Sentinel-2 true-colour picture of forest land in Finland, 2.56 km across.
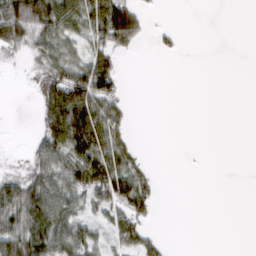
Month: March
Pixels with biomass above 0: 45%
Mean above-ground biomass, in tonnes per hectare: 35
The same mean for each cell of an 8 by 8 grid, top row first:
90 92 64 119 32 0 0 0
47 62 32 58 8 13 0 0
1 74 88 64 0 0 0 0
0 72 101 54 0 0 0 0
0 71 86 78 3 0 0 0
35 70 73 90 45 0 1 0
79 80 38 50 48 0 0 0
84 74 65 33 40 0 0 0
